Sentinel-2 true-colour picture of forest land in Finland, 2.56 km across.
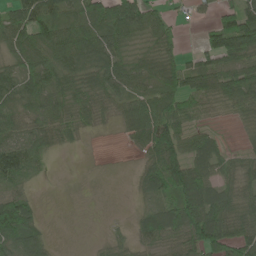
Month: June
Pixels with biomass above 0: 75%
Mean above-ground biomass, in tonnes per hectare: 61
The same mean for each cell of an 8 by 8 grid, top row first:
79 84 69 114 97 19 21 83
77 89 81 80 49 44 54 111
78 81 81 86 56 80 69 81
59 58 55 30 83 89 29 38
87 52 14 1 55 107 61 12
107 14 1 0 48 142 77 55
129 2 1 0 25 92 94 55
109 35 0 18 48 51 122 85
